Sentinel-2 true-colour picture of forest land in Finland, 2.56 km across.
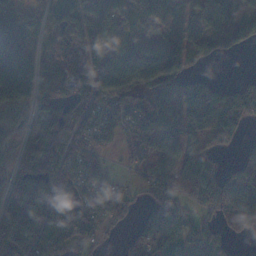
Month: November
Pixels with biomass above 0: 78%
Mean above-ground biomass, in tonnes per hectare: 87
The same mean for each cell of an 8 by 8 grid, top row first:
71 61 105 122 105 70 106 63
120 51 94 60 71 110 58 42
234 102 75 148 103 97 41 30
94 72 87 108 133 136 164 119
45 71 73 53 79 69 65 45
82 123 82 39 48 72 94 140
115 81 86 73 35 75 78 144
128 165 65 8 68 106 83 37
